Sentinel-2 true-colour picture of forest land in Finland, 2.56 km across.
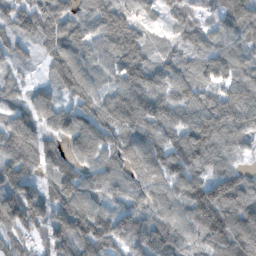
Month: November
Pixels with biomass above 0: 93%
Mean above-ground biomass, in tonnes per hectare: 100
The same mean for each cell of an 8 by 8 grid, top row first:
103 121 77 142 44 78 50 117
55 81 82 101 93 51 90 72
51 50 137 54 119 96 76 98
85 109 118 122 153 96 133 139
152 67 139 102 119 110 146 70
118 61 53 59 107 109 107 80
151 105 113 67 78 87 173 132
90 95 137 114 107 102 115 151
